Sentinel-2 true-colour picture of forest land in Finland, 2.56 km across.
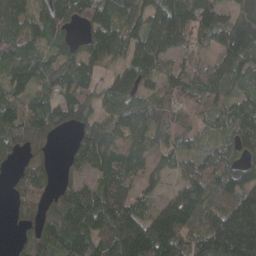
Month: April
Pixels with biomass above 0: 85%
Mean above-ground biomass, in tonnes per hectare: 99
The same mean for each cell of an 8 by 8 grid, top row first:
92 90 81 113 91 180 104 91
105 69 73 111 107 119 59 164
105 80 122 80 75 99 98 77
97 128 109 80 98 86 74 82
56 25 74 96 78 75 51 75
50 78 46 98 63 44 112 105
70 67 145 143 59 135 89 183
31 101 125 157 184 151 141 262
